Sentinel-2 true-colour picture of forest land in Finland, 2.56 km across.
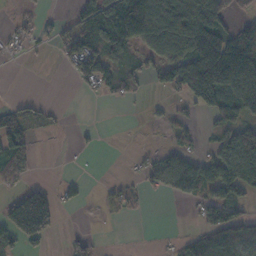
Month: November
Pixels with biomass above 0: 46%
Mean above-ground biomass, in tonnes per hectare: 60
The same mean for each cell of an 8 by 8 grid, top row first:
12 15 50 118 194 166 175 36
15 13 115 73 62 100 181 184
0 0 51 62 36 98 195 206
45 21 0 0 6 19 44 73
79 0 8 0 2 31 24 127
40 1 8 3 31 106 101 140
138 163 15 22 6 1 63 44
82 43 17 0 0 15 68 77
